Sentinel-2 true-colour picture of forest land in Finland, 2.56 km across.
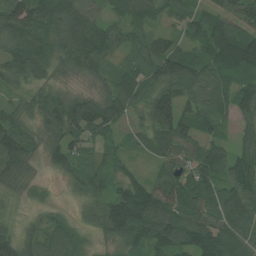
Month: July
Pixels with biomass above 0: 93%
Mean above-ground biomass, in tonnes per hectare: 72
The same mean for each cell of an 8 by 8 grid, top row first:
97 98 95 48 62 42 57 81
90 78 99 60 55 56 87 141
54 48 35 58 73 101 80 62
47 88 105 88 56 105 68 71
97 61 62 37 44 100 61 46
79 17 59 54 39 83 87 94
13 19 24 114 129 102 73 96
79 81 47 56 79 98 94 85
